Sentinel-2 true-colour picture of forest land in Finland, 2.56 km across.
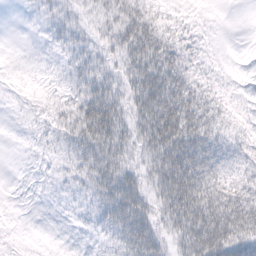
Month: February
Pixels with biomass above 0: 76%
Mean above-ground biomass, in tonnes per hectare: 29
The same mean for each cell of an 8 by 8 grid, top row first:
1 18 19 27 41 17 3 0
0 9 24 25 48 34 9 0
6 9 38 25 47 49 23 4
5 20 48 46 43 62 43 17
1 11 43 44 33 59 44 27
0 6 22 48 33 69 53 35
1 4 11 50 46 61 68 57
6 3 5 28 67 32 63 51
